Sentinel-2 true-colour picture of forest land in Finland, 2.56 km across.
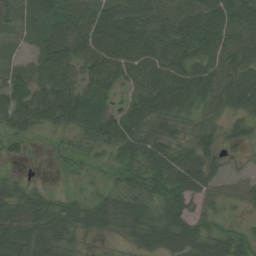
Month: August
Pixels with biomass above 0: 87%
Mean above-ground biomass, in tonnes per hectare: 56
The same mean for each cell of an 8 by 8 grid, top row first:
44 61 70 84 87 72 76 81
15 61 70 81 81 77 68 79
45 64 55 61 71 80 75 78
67 62 62 54 77 67 50 53
29 6 16 58 80 53 50 34
13 3 19 29 63 75 57 24
60 57 44 64 62 60 36 22
82 74 36 19 51 66 57 47
